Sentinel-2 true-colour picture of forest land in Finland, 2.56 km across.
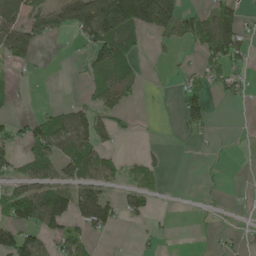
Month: May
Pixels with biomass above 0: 42%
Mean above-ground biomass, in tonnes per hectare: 47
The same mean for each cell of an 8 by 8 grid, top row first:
61 73 125 176 178 106 52 63
95 7 20 131 18 20 81 71
17 3 11 101 16 14 55 39
12 26 47 54 1 21 51 0
36 85 80 23 6 2 9 1
44 57 71 46 36 0 6 1
105 143 127 76 55 1 6 2
112 55 67 5 14 4 7 14
